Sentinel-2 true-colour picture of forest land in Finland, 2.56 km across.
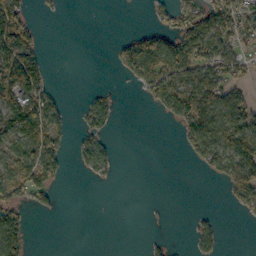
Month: October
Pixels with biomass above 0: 41%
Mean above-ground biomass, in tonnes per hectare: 45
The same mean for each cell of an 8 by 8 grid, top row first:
98 5 0 0 3 53 96 83
132 9 0 15 104 106 106 58
131 37 0 2 98 88 90 47
97 76 20 41 4 115 143 92
52 88 33 21 0 9 107 97
58 78 8 12 0 0 22 101
61 29 0 0 0 0 3 38
91 0 0 0 7 3 41 0
